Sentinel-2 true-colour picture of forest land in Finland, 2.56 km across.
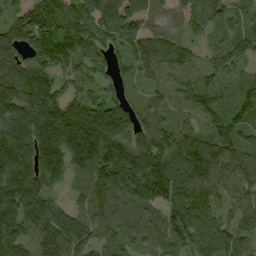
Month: September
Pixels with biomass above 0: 94%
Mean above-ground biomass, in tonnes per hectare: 133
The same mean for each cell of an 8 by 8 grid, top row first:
77 174 153 147 129 94 116 66
116 190 153 80 141 134 57 119
176 122 103 71 67 73 87 75
206 215 198 176 90 68 131 112
249 216 247 201 159 141 124 120
213 155 93 155 221 160 146 102
184 141 90 104 111 157 107 80
127 147 129 76 85 127 113 94
